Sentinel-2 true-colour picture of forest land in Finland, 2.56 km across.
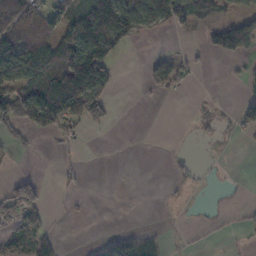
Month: November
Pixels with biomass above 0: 34%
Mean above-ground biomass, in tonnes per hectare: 41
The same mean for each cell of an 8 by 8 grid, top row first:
88 75 64 144 86 80 52 60
138 91 157 110 1 2 32 80
86 113 168 60 19 55 0 11
145 177 139 29 0 0 15 35
34 4 16 0 0 1 6 3
26 1 9 0 0 26 3 1
66 13 2 0 0 1 2 6
39 12 1 24 31 2 2 5
